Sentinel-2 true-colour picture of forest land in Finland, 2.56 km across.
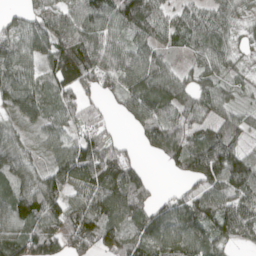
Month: April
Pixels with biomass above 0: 86%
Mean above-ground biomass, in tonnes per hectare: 82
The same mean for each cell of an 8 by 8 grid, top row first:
42 77 103 107 118 58 73 49
79 97 121 83 77 36 84 30
78 71 98 70 98 66 61 27
65 67 57 19 101 87 68 46
67 45 84 58 58 93 111 66
79 71 120 109 44 30 137 145
125 106 94 112 75 98 93 106
104 134 104 103 91 115 90 56
